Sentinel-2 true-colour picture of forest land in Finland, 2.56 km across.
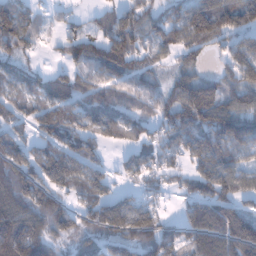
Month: January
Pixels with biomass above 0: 79%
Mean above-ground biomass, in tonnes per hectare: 104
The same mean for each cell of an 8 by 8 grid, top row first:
141 28 22 67 89 93 178 162
105 17 94 135 85 102 64 103
81 95 79 95 76 68 74 108
69 101 119 111 69 109 157 113
96 91 103 38 66 84 159 146
198 135 110 52 72 44 149 110
219 189 58 130 94 23 142 70
246 123 70 85 109 87 188 170
